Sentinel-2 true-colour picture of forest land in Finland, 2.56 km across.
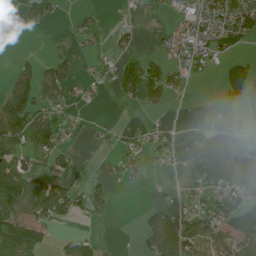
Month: June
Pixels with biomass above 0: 49%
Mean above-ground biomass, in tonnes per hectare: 46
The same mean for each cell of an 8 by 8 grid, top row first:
23 34 13 5 3 24 52 81
5 4 16 16 6 40 45 26
53 60 29 30 121 33 10 56
101 57 15 1 17 6 16 72
70 75 7 15 44 29 66 62
143 64 18 23 24 6 98 77
105 105 51 22 16 65 57 98
144 40 67 1 32 108 70 79
